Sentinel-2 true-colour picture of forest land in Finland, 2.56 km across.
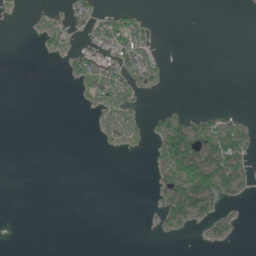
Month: June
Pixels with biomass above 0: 20%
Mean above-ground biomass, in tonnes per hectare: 16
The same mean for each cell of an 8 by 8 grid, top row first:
4 6 35 42 16 0 0 0
0 9 22 61 46 0 0 0
0 0 24 71 17 0 0 0
0 0 0 16 7 15 12 6
0 0 0 1 3 115 81 58
0 0 0 0 0 77 111 45
0 0 0 0 0 51 35 4
0 0 0 0 0 0 9 2
